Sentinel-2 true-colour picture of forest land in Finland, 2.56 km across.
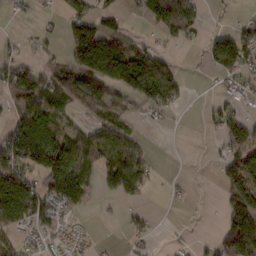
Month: February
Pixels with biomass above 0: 52%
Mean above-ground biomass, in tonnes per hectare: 57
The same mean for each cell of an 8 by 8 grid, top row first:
10 6 83 39 49 112 11 14
16 19 148 123 56 18 35 95
105 84 105 105 155 56 2 34
57 84 37 65 29 19 22 27
112 148 87 109 26 1 4 69
107 110 108 97 68 5 3 90
167 82 41 5 15 4 1 115
37 27 17 2 20 6 8 135
